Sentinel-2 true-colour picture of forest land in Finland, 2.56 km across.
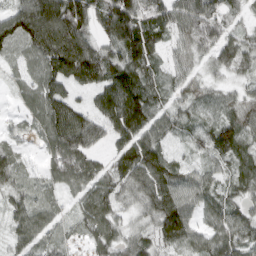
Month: March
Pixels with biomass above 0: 90%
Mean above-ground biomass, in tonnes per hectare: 64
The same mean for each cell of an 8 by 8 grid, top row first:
94 146 120 87 85 82 96 34
51 125 137 55 78 36 65 72
24 86 86 101 78 38 28 32
17 84 67 109 103 43 32 50
27 49 90 46 92 21 59 80
40 31 66 58 94 69 47 54
44 37 38 53 49 102 53 53
42 38 15 59 50 77 63 68
